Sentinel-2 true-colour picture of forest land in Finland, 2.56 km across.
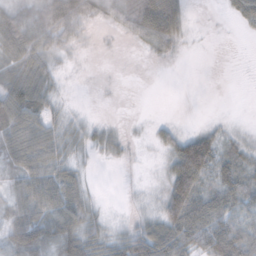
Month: November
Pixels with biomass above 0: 67%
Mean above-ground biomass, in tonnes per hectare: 40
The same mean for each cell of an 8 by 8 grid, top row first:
60 103 94 37 88 83 1 29
73 55 12 1 17 20 1 0
80 52 3 0 0 0 0 0
93 44 8 1 2 1 2 1
75 64 30 21 7 49 72 20
40 61 27 0 6 90 62 52
41 61 59 8 14 89 63 49
60 51 67 40 74 74 71 80
